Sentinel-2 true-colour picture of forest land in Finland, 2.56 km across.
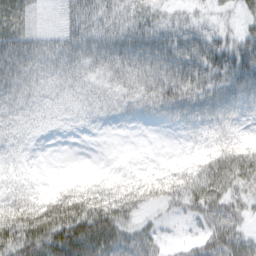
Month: February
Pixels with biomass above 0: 88%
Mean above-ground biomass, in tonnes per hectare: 41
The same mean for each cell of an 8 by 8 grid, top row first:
54 10 44 36 39 21 14 16
78 48 56 62 64 55 63 56
71 41 38 36 53 74 58 70
43 29 22 24 27 40 40 30
29 3 2 3 2 4 25 35
28 6 15 22 31 37 47 55
82 77 71 68 31 18 46 32
66 82 89 59 39 8 36 44
